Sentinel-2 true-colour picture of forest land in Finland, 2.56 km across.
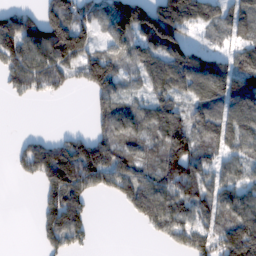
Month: February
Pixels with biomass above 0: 70%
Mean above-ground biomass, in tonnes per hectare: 95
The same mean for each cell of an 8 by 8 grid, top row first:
92 116 107 152 164 172 88 85
131 161 132 80 99 116 42 75
87 105 71 121 82 141 144 139
0 0 0 122 85 90 116 126
27 90 113 119 74 165 102 95
26 128 167 119 87 152 96 68
0 90 83 4 138 119 105 112
0 74 60 0 7 78 112 200
